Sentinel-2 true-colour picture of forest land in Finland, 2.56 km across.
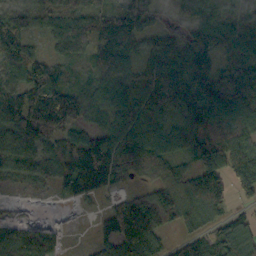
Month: October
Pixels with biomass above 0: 89%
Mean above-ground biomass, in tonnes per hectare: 101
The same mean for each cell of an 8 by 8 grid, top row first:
79 79 89 119 95 39 117 98
121 45 81 130 64 82 140 111
84 146 44 117 105 161 129 139
146 207 111 102 127 136 145 135
112 85 104 125 139 117 152 112
50 84 159 106 51 62 154 126
8 3 16 71 145 130 127 27
105 84 9 96 127 50 79 140
